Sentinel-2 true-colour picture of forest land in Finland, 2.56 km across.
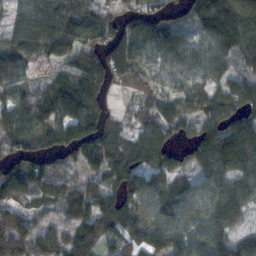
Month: November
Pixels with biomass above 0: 85%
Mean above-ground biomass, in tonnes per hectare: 86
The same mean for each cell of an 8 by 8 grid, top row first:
61 120 108 78 94 38 78 105
97 97 90 96 85 95 83 90
88 38 108 70 56 70 77 59
108 121 139 40 74 79 79 85
76 89 149 77 93 69 116 95
141 95 53 86 100 68 71 88
83 54 99 116 92 65 78 78
88 72 109 35 88 84 99 70
